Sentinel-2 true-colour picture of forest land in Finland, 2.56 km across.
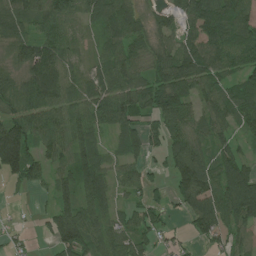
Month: July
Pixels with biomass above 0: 83%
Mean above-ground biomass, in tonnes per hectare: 79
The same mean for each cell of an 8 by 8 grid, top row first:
101 93 72 114 55 63 109 89
74 109 42 75 60 82 95 92
47 141 62 96 64 113 91 51
72 97 76 105 66 118 70 83
176 81 92 34 87 78 69 42
75 54 113 69 52 84 103 133
6 27 114 59 68 32 101 156
21 31 126 94 65 27 47 54
